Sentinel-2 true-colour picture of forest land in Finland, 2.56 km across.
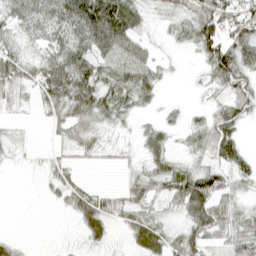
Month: April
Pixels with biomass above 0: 72%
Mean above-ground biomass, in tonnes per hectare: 39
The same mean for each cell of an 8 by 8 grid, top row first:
45 58 110 115 26 29 77 70
44 44 66 89 35 10 61 60
47 78 79 43 53 3 24 58
15 26 47 38 16 8 23 44
21 9 35 17 32 13 52 44
1 17 15 0 46 56 63 38
0 3 51 28 33 27 70 31
11 0 13 16 54 33 48 50
